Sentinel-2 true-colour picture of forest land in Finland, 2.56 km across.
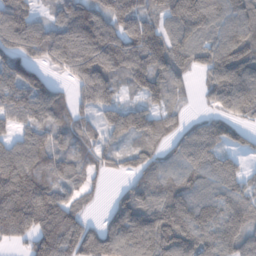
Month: January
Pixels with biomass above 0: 86%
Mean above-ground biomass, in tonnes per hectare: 116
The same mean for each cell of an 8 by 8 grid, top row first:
136 59 187 144 106 149 159 122
119 146 217 170 164 114 119 146
148 77 96 104 53 71 82 171
117 129 70 44 75 54 39 84
104 125 108 52 94 67 122 49
183 133 80 33 102 108 119 87
187 188 72 60 140 165 134 117
57 167 144 151 173 173 129 110
